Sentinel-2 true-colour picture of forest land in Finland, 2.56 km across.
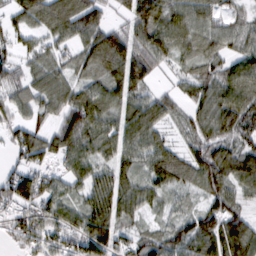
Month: February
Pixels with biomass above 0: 87%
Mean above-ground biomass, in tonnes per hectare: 76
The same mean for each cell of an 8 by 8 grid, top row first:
55 56 82 28 130 85 70 43
54 51 67 125 95 80 76 59
79 82 58 103 87 31 81 96
51 59 115 79 96 46 79 112
75 76 94 78 78 31 84 70
95 55 66 83 60 72 102 95
78 83 49 68 54 36 73 55
50 75 88 100 61 91 109 142
